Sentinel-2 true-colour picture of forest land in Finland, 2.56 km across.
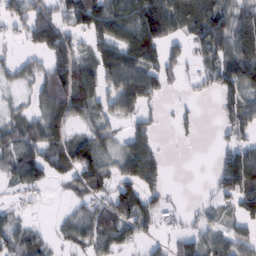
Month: February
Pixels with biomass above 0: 65%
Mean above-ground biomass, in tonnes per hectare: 59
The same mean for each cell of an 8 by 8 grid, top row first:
67 78 104 100 114 92 94 63
10 124 44 95 108 32 49 82
30 83 96 77 105 24 36 91
25 75 61 49 43 16 1 70
90 91 77 38 81 6 0 63
58 60 72 52 114 0 10 121
17 3 37 80 68 15 23 58
63 29 48 75 31 32 50 54
